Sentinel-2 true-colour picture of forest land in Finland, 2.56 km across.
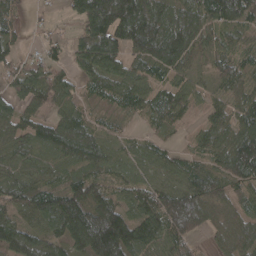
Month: April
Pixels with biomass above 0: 88%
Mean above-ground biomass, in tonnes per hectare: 77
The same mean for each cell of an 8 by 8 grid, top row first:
38 12 89 209 143 92 96 87
40 35 90 130 122 144 45 44
60 61 49 77 64 52 29 75
59 60 49 34 56 67 42 70
55 72 102 46 37 17 69 122
53 38 66 54 51 61 73 96
60 90 133 121 93 145 86 39
122 84 125 208 102 94 24 87
